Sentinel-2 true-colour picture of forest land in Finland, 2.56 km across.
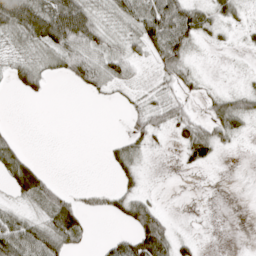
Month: April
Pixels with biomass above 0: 53%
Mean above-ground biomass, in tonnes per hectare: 29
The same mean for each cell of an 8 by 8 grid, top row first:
76 86 88 26 62 94 43 20
23 48 60 28 34 72 6 6
25 20 32 40 10 32 4 4
0 0 0 1 41 36 23 56
25 0 0 14 23 19 71 6
58 22 0 11 12 2 1 0
23 43 30 16 69 1 1 0
86 82 30 23 87 38 1 0
